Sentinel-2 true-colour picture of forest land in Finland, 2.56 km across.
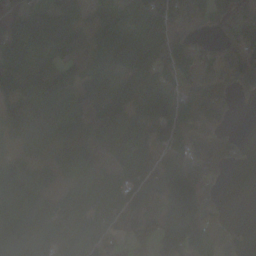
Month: October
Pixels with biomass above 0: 81%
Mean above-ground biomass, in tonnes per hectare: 91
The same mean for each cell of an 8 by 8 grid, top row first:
69 102 64 16 85 79 70 118
110 110 101 101 111 87 25 155
139 118 94 68 91 71 81 113
123 130 108 128 162 93 118 12
56 84 83 142 117 92 109 32
100 55 54 109 90 125 71 0
85 68 80 144 118 131 78 0
171 95 90 59 60 123 98 35
